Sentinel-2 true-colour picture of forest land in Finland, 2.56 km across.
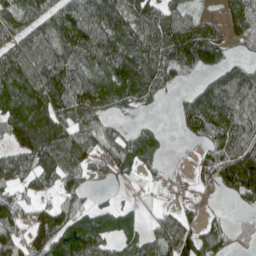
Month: April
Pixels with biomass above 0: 74%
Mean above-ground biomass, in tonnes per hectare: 75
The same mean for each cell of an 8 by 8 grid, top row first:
90 90 121 138 99 80 22 85
90 110 120 100 117 133 106 34
110 119 97 86 93 51 41 97
100 101 100 43 16 27 110 104
73 96 72 57 65 2 50 107
80 72 76 33 25 7 67 140
79 60 57 33 13 29 23 23
74 121 109 60 52 109 78 39
